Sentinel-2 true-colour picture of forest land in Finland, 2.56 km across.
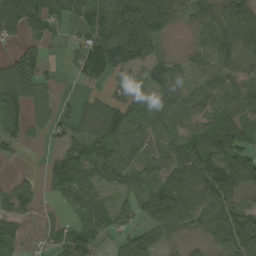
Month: September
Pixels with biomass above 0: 77%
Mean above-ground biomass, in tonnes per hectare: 60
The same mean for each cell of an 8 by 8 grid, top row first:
139 80 51 108 142 55 71 90
36 20 52 112 77 3 62 73
135 25 23 34 48 57 34 41
86 35 45 75 36 51 43 60
40 19 64 73 44 50 79 82
21 36 76 46 52 87 96 98
64 5 61 52 68 87 69 56
49 17 65 34 84 35 41 86
